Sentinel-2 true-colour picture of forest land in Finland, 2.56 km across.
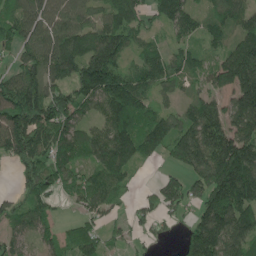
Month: May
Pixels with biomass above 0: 82%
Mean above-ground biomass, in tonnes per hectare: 123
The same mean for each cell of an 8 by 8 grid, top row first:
98 116 91 107 95 144 85 105
99 166 148 176 70 72 65 136
151 140 174 195 114 98 95 217
205 199 115 150 128 75 155 177
177 148 125 170 136 141 215 208
52 138 86 119 5 74 186 243
75 70 50 49 49 82 163 189
81 54 96 38 37 27 247 168
